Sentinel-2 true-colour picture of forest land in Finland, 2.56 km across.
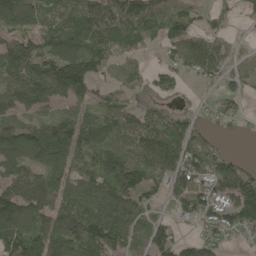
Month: May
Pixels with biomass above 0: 80%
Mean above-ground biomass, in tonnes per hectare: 87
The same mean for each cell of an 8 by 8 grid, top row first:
119 84 98 129 134 95 39 28
103 93 115 84 31 81 109 22
99 143 157 44 44 46 43 44
86 58 66 103 70 40 25 38
142 156 120 102 121 107 66 1
97 96 89 127 85 77 100 96
136 90 141 144 65 51 82 152
132 98 110 120 68 68 61 17
